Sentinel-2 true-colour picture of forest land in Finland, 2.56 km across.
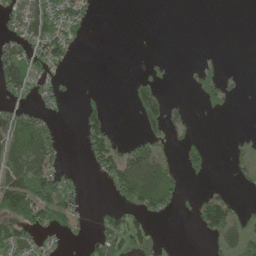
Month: June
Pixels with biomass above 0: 36%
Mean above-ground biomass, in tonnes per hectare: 34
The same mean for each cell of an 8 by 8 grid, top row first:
33 75 39 0 0 0 0 0
40 65 9 0 0 0 0 0
62 24 2 0 26 2 45 5
50 17 25 12 72 16 14 1
123 78 14 51 45 17 21 9
102 86 9 49 100 28 17 14
132 105 33 30 50 16 86 23
87 10 9 76 55 1 23 72
